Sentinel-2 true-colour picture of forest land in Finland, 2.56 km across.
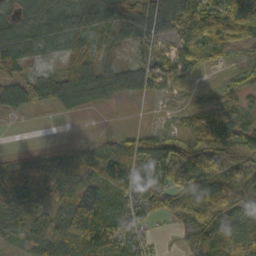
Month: October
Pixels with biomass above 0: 84%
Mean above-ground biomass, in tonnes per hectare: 70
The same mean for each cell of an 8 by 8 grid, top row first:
39 54 76 46 44 72 107 100
67 32 47 29 41 61 95 33
42 56 66 43 40 45 7 67
27 18 32 8 4 9 52 67
0 7 19 60 96 112 117 89
85 119 64 131 123 152 127 96
71 68 150 101 98 81 125 121
39 80 156 135 87 28 142 81
